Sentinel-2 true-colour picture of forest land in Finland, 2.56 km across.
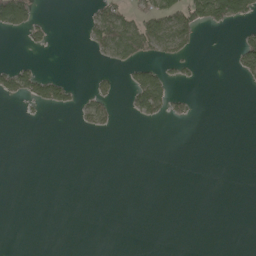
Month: May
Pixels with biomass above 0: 15%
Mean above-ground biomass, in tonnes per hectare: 18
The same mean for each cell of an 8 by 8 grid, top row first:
147 4 5 75 56 82 101 62
1 13 3 82 74 53 0 44
62 54 2 18 71 17 0 13
1 14 22 24 48 20 0 0
0 0 0 0 0 0 0 0
0 0 0 0 0 0 0 0
0 0 0 0 0 0 0 0
0 0 0 0 0 0 0 0
